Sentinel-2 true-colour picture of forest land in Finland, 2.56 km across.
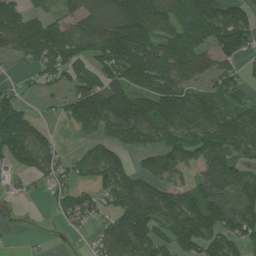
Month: July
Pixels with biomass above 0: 73%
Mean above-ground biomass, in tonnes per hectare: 81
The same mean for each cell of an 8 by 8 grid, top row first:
80 39 82 110 149 80 137 73
61 117 82 154 155 101 77 108
12 37 82 93 126 105 57 46
77 11 132 186 124 142 105 75
110 55 15 59 78 76 99 91
36 54 35 84 57 39 96 77
11 12 59 51 123 127 140 89
2 7 7 93 105 84 109 85
